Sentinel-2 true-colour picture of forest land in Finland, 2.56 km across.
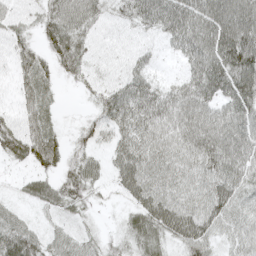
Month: May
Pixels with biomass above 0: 89%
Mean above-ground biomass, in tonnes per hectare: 45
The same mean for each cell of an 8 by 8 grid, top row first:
23 45 58 25 55 69 73 84
29 44 45 10 16 29 68 100
25 34 26 23 43 22 70 81
23 36 8 54 62 56 50 57
55 71 29 34 55 49 62 62
13 37 55 28 63 47 48 54
21 31 33 9 58 64 56 48
67 38 36 23 49 48 48 39
